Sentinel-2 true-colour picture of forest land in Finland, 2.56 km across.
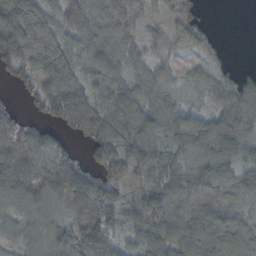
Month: October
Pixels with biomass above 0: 87%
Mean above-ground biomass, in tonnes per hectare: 104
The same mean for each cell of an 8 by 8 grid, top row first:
165 98 131 148 82 81 12 0
137 131 130 132 68 51 39 0
47 115 106 140 112 54 63 74
37 72 147 139 143 95 59 141
107 89 32 134 140 107 139 133
125 125 125 89 101 140 184 106
66 88 125 104 117 128 175 103
50 94 149 82 116 130 164 129
